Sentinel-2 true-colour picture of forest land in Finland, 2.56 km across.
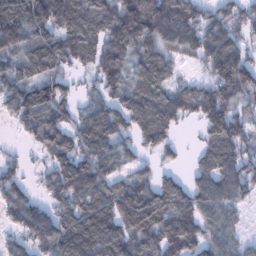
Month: January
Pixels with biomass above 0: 85%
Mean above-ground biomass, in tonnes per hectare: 99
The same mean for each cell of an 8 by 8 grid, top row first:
142 148 129 116 168 173 89 81
94 110 111 95 93 88 123 83
105 88 31 81 96 53 78 138
81 117 63 95 129 105 101 79
14 96 97 101 74 43 57 96
64 62 150 98 64 42 95 118
112 77 109 117 150 133 100 54
60 131 165 141 127 136 91 52
